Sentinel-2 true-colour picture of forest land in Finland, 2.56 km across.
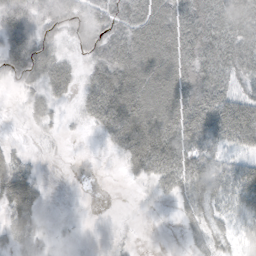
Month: October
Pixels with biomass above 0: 70%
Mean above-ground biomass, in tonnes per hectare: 37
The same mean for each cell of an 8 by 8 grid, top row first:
50 38 40 46 51 46 52 54
56 36 20 44 54 53 51 55
35 41 18 62 70 59 48 38
3 20 15 71 69 64 65 94
6 4 0 24 66 65 54 61
55 1 0 0 30 60 71 44
57 5 0 0 0 16 58 36
33 10 2 4 0 1 47 25
